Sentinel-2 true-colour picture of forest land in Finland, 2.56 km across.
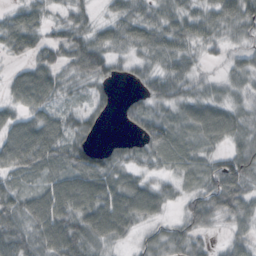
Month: October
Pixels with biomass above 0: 86%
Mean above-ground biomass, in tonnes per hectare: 52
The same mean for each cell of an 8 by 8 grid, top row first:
44 27 31 33 50 51 48 74
49 48 76 54 56 57 25 25
47 75 40 33 40 63 22 30
44 58 36 18 55 48 80 36
93 90 51 13 52 79 46 42
51 56 73 62 37 40 57 82
61 94 79 87 81 18 59 57
76 79 76 46 26 43 18 33
